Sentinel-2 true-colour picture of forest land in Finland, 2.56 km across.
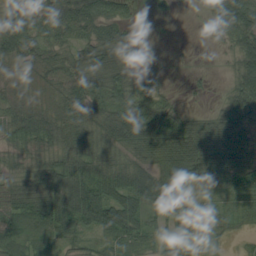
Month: August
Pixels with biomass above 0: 85%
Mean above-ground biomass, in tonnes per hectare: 49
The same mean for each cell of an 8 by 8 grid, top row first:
61 47 75 56 2 3 9 86
57 46 36 55 19 1 2 55
21 34 58 59 70 1 5 58
46 37 58 61 58 37 14 64
33 42 55 46 73 93 88 72
34 55 73 81 75 109 45 54
49 67 99 102 66 69 35 33
46 44 33 41 39 45 26 9
